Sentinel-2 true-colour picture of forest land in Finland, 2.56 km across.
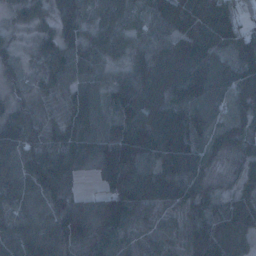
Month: January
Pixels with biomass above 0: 95%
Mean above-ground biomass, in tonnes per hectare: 81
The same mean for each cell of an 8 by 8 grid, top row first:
33 42 63 52 56 107 125 75
29 64 62 53 48 95 114 75
41 68 65 59 99 121 117 92
61 42 108 66 124 116 97 72
96 80 108 120 123 134 59 60
89 138 45 118 107 108 48 44
70 91 85 134 101 63 50 60
95 97 119 88 35 46 90 58
